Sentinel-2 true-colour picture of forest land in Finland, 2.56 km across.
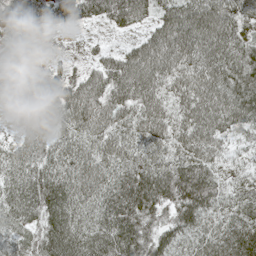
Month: May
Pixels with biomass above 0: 88%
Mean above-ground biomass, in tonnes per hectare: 68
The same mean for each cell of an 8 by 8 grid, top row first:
57 60 62 66 56 73 81 60
16 5 13 26 73 96 83 75
10 42 62 91 100 70 85 94
17 70 98 88 75 54 84 96
47 61 64 64 62 60 67 34
68 83 73 68 91 97 77 39
81 96 70 88 91 75 73 59
51 91 93 102 75 63 66 113
